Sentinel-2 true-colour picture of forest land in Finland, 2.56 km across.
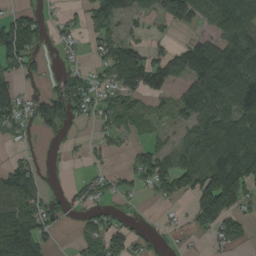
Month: August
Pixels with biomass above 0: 61%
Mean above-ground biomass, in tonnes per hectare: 69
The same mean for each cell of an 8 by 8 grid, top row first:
60 24 25 78 37 102 60 155
122 16 22 91 65 49 127 156
50 24 63 61 111 65 174 155
87 96 50 73 35 46 113 107
15 6 10 34 35 38 112 128
102 6 15 32 65 112 122 153
86 64 33 20 5 14 157 71
172 53 48 86 30 13 16 35
